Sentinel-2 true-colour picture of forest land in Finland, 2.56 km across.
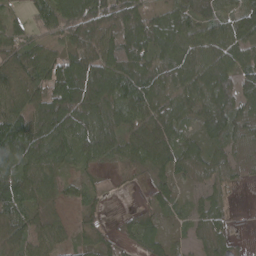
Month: April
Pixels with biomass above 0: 84%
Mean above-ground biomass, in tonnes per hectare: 65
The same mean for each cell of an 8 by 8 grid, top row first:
22 72 109 123 70 69 51 58
65 44 85 108 112 78 73 66
96 106 145 117 94 73 80 78
88 129 123 78 67 70 79 70
113 114 80 79 73 65 54 33
99 66 26 6 20 43 40 19
77 41 32 4 20 29 45 1
73 49 24 23 53 15 43 7
